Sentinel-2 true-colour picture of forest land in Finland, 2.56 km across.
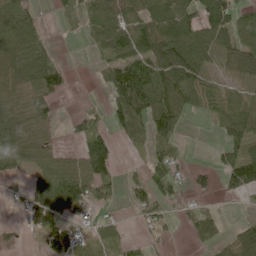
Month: June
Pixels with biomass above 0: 61%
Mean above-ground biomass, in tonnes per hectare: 49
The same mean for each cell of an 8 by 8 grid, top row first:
61 4 41 52 61 71 71 43
84 33 5 61 70 112 59 72
65 55 0 74 107 106 42 48
43 40 15 55 104 84 26 58
84 39 30 43 34 48 3 56
19 64 112 53 29 42 26 71
12 79 57 22 41 27 26 3
17 66 45 39 18 4 33 70
